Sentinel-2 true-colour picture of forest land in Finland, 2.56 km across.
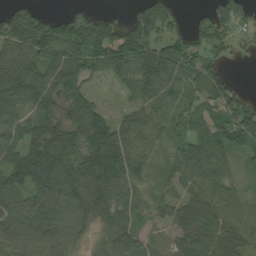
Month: September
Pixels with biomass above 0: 83%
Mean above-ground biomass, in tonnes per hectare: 79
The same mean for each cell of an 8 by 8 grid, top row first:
98 59 66 22 105 57 53 80
105 111 104 141 116 97 72 19
144 113 101 48 139 104 111 7
73 84 123 28 64 60 68 94
74 173 107 132 73 43 76 69
102 124 138 143 47 50 64 26
65 85 88 92 48 60 63 41
66 66 34 77 39 35 42 61
